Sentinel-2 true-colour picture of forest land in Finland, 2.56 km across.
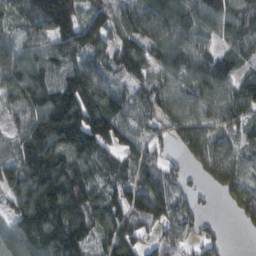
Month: February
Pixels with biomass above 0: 88%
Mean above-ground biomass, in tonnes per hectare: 113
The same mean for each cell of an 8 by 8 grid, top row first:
82 173 109 112 141 101 90 97
89 102 143 104 127 129 71 82
140 121 162 81 93 97 141 89
84 199 225 146 73 86 116 114
87 192 181 121 90 57 123 72
145 231 147 77 92 60 74 95
101 196 150 119 147 109 15 83
113 183 152 120 71 79 60 2
